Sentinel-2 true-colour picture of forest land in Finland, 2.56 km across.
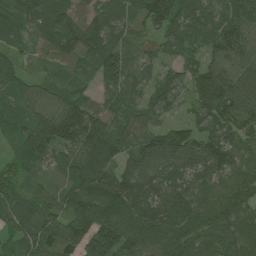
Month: June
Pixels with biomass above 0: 95%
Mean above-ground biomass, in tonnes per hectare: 92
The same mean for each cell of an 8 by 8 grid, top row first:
93 94 67 78 98 97 75 97
50 78 111 117 57 62 67 90
83 33 59 102 59 58 109 102
48 77 143 90 75 34 88 113
43 125 177 123 92 103 91 100
68 52 121 103 90 90 101 105
90 88 139 116 122 108 120 104
62 102 104 124 101 105 116 114
